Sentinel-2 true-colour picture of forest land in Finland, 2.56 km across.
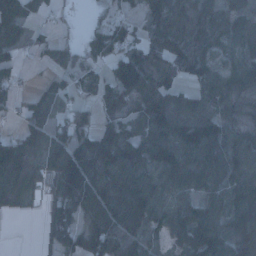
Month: January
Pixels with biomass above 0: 80%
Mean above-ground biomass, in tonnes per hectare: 75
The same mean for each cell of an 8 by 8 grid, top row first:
68 16 2 39 48 60 64 44
51 38 34 121 68 82 67 53
24 22 31 62 78 44 60 73
27 66 59 57 96 108 70 40
86 110 121 136 137 149 136 75
116 73 164 105 84 116 96 76
39 44 86 124 107 65 77 77
0 37 95 148 71 50 134 88
